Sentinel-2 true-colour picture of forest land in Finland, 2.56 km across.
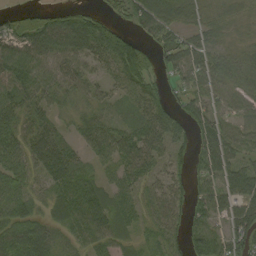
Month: September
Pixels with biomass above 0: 83%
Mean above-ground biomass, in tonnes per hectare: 46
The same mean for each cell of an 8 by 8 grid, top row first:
30 40 21 19 67 44 29 33
61 67 57 32 34 60 54 38
59 58 55 24 47 28 52 56
57 41 40 29 42 28 57 47
54 76 31 47 34 28 70 64
43 51 49 23 29 27 53 78
48 29 62 48 34 33 61 72
65 54 33 40 24 17 64 73
